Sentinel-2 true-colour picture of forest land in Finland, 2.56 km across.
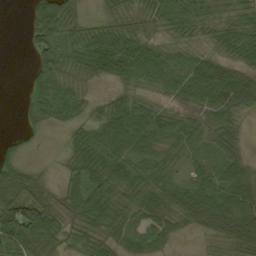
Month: September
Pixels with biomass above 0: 82%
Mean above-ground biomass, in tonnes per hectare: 44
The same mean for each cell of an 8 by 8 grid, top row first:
0 90 28 38 36 53 36 42
0 71 70 81 52 26 23 55
0 60 31 37 44 47 75 59
5 43 26 54 50 29 45 42
15 2 47 73 57 41 27 21
84 12 45 65 55 29 38 40
94 57 53 67 48 53 57 49
71 47 45 42 46 18 13 42
